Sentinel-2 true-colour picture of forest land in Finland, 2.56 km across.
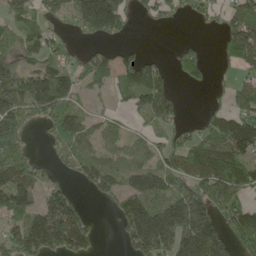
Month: May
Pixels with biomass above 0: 66%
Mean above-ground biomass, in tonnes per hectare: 99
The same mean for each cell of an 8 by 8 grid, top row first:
72 66 143 234 32 36 48 106
100 80 26 42 16 23 14 155
186 158 67 76 155 35 30 54
191 121 59 29 84 64 38 99
136 28 82 49 49 76 129 160
142 52 60 98 118 128 175 138
139 148 75 34 164 158 153 118
133 212 137 4 155 150 215 100
